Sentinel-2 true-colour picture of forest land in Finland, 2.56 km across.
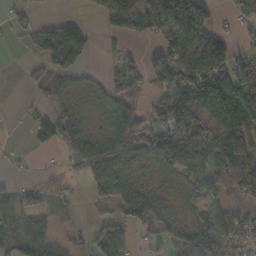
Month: November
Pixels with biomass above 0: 67%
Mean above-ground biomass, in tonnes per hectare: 64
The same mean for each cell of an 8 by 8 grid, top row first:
20 11 15 79 116 161 75 44
8 111 83 9 21 113 136 46
1 54 32 41 42 94 144 111
2 42 29 85 55 149 95 99
3 49 104 133 103 152 101 99
13 7 30 108 24 67 70 76
37 18 4 34 142 21 50 45
63 45 22 113 25 65 103 69
